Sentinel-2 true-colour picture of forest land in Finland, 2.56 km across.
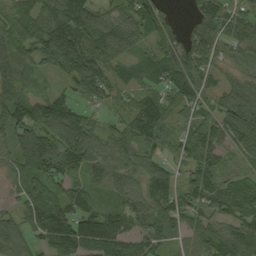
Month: September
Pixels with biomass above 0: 89%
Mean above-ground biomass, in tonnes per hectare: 85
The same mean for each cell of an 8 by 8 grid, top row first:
90 87 124 67 113 20 91 75
109 153 146 95 48 98 86 60
122 32 110 79 59 99 59 40
134 90 59 40 112 58 64 99
89 118 106 73 81 61 123 80
64 114 68 80 83 54 82 53
46 150 92 66 75 82 64 88
84 106 128 111 80 47 86 117
